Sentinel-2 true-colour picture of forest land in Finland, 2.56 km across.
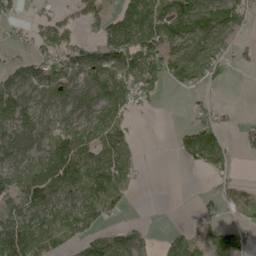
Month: May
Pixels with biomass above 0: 63%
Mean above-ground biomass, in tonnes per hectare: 63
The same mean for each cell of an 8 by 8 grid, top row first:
28 30 26 55 117 125 108 77
17 64 62 124 132 85 79 29
72 94 78 114 102 69 64 1
109 60 87 91 11 1 34 4
100 73 83 82 5 27 116 25
86 116 107 126 8 0 30 9
67 100 96 59 0 0 19 57
128 89 55 70 41 51 41 38
